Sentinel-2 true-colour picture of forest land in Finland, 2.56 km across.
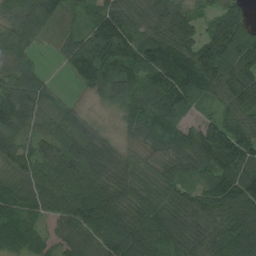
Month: August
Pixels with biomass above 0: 93%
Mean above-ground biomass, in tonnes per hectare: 83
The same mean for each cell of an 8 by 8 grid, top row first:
72 65 31 106 81 110 43 74
63 6 85 114 114 132 124 159
74 26 51 90 93 155 113 113
113 66 34 20 90 88 24 79
75 57 86 46 49 99 146 92
65 68 98 79 77 65 75 123
87 61 109 105 84 93 81 113
106 49 69 100 98 84 82 107
